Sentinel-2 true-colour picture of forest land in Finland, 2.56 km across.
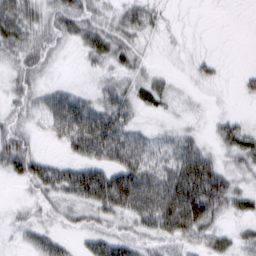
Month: March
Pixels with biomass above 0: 76%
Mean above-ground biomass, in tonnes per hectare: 34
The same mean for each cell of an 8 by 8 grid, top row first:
60 35 50 28 38 4 1 0
44 35 28 52 19 6 3 0
32 13 5 27 27 10 17 8
26 42 71 63 19 12 8 5
52 10 59 82 40 32 19 50
40 55 56 62 64 66 83 28
8 19 34 57 67 86 81 29
8 29 16 44 26 36 35 23
